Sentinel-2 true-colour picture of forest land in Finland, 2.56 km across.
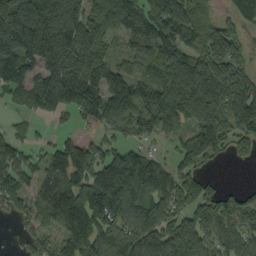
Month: September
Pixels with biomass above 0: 83%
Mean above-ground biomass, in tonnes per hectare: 132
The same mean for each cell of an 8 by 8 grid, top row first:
296 251 165 105 134 163 101 80
217 249 256 61 85 126 166 105
125 183 204 142 98 201 270 180
33 87 95 137 115 173 242 181
83 39 53 69 63 52 143 87
99 91 127 225 180 86 44 0
74 103 200 184 130 123 118 96
18 70 162 132 180 164 108 96
